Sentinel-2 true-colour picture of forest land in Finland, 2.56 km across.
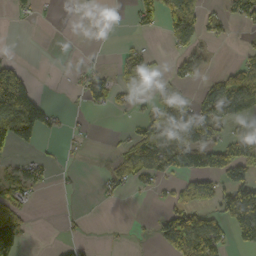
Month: October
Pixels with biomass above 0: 37%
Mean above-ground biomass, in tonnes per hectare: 49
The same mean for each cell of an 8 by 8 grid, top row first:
11 2 8 5 45 87 40 65
1 0 2 4 20 26 16 15
117 0 44 52 32 26 28 99
175 69 10 23 34 77 99 68
84 3 6 9 99 82 123 103
53 25 4 35 66 62 108 96
58 0 2 3 1 71 53 216
110 0 13 3 4 144 129 52
